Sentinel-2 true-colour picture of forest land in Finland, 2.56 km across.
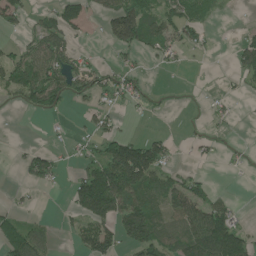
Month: June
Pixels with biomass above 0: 45%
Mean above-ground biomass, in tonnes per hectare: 48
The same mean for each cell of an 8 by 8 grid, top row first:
43 41 60 80 117 71 37 2
29 94 19 36 56 40 17 45
97 104 50 39 19 0 0 24
8 44 9 23 11 1 15 6
4 10 19 73 87 12 14 4
5 56 49 165 139 45 12 5
16 1 69 105 92 78 87 14
104 40 44 56 100 82 175 90
